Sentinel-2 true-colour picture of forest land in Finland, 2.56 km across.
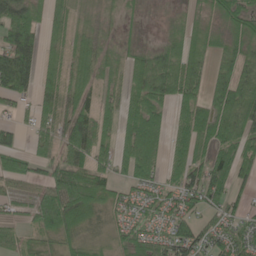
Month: May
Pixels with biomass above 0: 73%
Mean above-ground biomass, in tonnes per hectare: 58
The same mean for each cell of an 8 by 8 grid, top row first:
105 44 25 9 9 10 31 53
123 45 64 16 23 52 49 53
130 47 62 30 83 95 50 87
33 55 61 44 111 43 76 98
41 61 89 56 128 50 83 73
68 50 74 47 62 50 81 52
28 106 107 45 41 58 48 33
29 32 49 29 52 79 54 60
